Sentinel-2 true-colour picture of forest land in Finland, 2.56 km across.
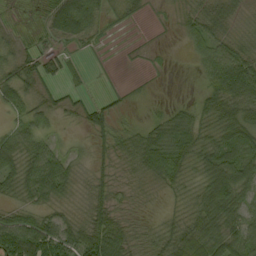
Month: September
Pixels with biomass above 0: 80%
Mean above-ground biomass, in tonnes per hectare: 38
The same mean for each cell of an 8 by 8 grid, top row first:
10 40 95 12 10 11 46 21
27 22 16 4 4 2 45 37
50 31 10 3 3 0 32 87
29 32 25 23 5 33 40 62
56 31 12 39 68 74 47 78
53 72 22 20 37 41 63 86
30 31 18 31 10 17 78 66
73 72 54 47 21 57 89 73
